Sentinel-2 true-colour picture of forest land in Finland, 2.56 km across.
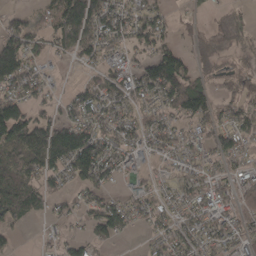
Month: April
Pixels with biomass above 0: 73%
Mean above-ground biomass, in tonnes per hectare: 62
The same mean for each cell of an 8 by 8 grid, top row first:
33 52 156 91 65 24 14 22
105 52 83 47 50 44 47 32
107 33 17 64 96 137 46 72
112 41 80 68 42 68 71 75
114 156 134 64 53 55 60 55
102 72 75 50 32 46 50 49
95 41 39 76 47 41 60 69
20 16 40 37 17 68 59 59
